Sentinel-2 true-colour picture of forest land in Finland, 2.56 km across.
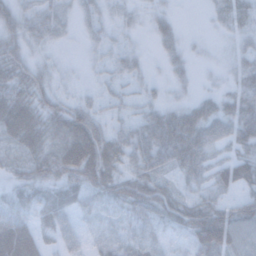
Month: November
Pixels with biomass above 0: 80%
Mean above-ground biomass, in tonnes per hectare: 36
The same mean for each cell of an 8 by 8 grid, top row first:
43 31 22 16 12 14 8 27
41 14 7 20 7 25 5 18
46 29 6 18 19 17 4 26
61 45 50 17 28 40 53 55
35 45 79 52 86 97 67 43
21 40 56 50 56 30 31 40
31 40 31 31 49 43 57 43
73 21 33 35 30 15 78 41
